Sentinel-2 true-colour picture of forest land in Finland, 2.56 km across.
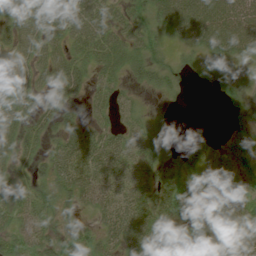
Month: July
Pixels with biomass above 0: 78%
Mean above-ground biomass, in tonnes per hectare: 41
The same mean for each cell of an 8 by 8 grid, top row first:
52 66 65 44 41 72 76 74
44 51 42 63 53 23 53 53
34 38 43 34 32 24 31 15
58 34 18 28 14 4 0 22
48 27 55 42 35 7 13 19
36 31 57 51 36 40 30 24
52 38 32 57 53 65 56 44
51 43 43 43 59 7 53 51
